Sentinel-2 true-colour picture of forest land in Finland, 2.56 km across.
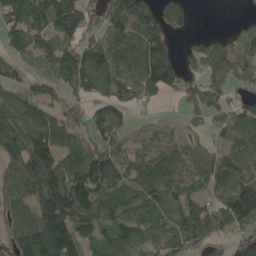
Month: May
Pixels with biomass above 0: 80%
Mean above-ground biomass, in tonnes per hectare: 114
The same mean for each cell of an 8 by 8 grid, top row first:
111 151 161 134 134 87 0 12
90 101 118 107 116 39 123 106
61 103 174 168 128 84 142 122
99 86 63 119 27 24 107 95
126 141 102 102 92 115 88 106
129 195 158 130 118 116 137 142
89 198 182 98 81 111 118 214
150 224 121 117 91 123 91 112
